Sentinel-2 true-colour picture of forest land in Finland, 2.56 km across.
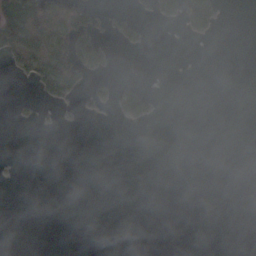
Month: November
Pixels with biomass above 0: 13%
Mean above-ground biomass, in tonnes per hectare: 15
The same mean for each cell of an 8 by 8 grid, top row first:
131 96 70 31 13 40 62 0
100 64 88 19 11 0 0 0
10 101 52 20 3 0 0 0
4 3 8 13 36 0 0 0
0 0 0 0 0 0 0 0
2 0 0 0 0 0 0 0
0 0 0 0 0 0 0 0
0 0 0 0 0 0 0 0
